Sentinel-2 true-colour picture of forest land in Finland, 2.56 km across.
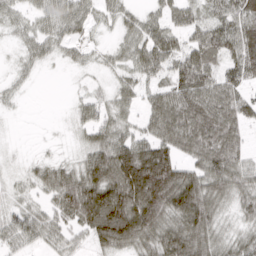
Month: March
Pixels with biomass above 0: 82%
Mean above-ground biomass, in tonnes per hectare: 59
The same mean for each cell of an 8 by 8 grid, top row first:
31 48 49 31 36 44 48 78
17 36 27 22 66 51 90 89
17 1 5 22 37 66 67 53
6 0 27 40 37 93 84 59
2 4 22 80 74 88 85 58
16 59 83 101 167 132 96 73
33 36 137 159 150 125 101 47
42 42 23 104 87 80 80 44
